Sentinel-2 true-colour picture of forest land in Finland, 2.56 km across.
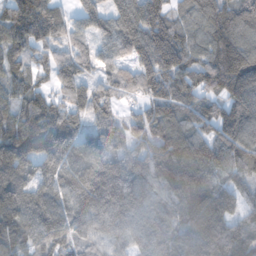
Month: November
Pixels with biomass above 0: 91%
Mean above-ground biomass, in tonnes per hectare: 111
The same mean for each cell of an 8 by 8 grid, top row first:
121 131 69 108 169 75 148 153
85 90 59 89 147 151 117 186
85 54 96 72 124 121 108 223
91 118 79 49 65 109 98 153
158 123 84 60 94 147 93 124
109 90 91 123 113 142 103 90
137 127 109 135 92 119 159 78
118 133 86 74 73 101 141 146
